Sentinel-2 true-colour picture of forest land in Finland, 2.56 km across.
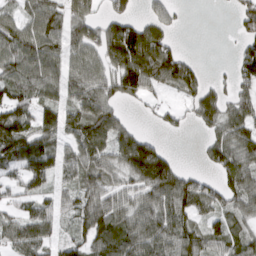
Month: March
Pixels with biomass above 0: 74%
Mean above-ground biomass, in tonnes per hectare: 69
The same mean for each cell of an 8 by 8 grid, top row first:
52 106 69 57 29 22 0 63
94 96 75 112 138 33 0 33
82 88 78 83 116 97 26 57
94 62 82 62 15 29 78 74
120 65 78 84 86 1 48 94
44 76 65 55 122 92 28 94
40 51 65 77 71 101 66 61
76 56 58 90 105 97 73 64
